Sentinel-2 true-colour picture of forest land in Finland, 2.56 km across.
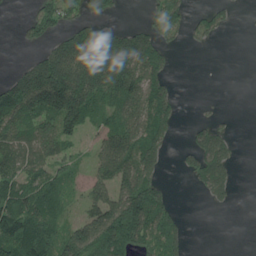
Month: June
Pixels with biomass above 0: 58%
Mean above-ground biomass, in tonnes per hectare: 88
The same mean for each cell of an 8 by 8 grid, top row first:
5 92 78 35 21 67 42 6
9 87 217 216 156 24 12 0
123 285 242 208 147 16 0 0
138 162 162 91 124 61 7 1
101 112 42 123 156 18 104 13
116 83 32 125 137 6 113 9
143 99 49 150 203 44 13 2
153 123 165 193 114 86 0 0
